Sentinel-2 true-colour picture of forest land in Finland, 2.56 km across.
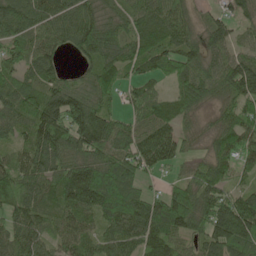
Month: May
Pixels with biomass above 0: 90%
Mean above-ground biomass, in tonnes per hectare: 89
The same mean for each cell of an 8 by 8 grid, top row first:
106 115 105 53 78 96 34 54
79 89 79 84 80 85 78 56
66 80 42 73 65 66 93 139
107 143 139 64 88 74 29 103
55 119 110 110 115 94 37 106
107 97 139 99 54 28 98 42
97 77 116 114 106 126 118 139
103 70 93 86 109 80 99 121
